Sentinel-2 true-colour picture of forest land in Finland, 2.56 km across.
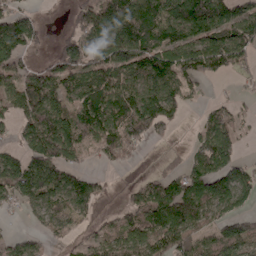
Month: April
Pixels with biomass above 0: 74%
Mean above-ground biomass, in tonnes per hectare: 87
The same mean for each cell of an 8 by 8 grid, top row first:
95 7 89 166 162 141 161 102
130 26 129 154 128 114 113 101
73 95 91 107 99 102 38 25
69 136 112 122 150 77 36 41
39 141 101 100 58 18 93 46
126 123 62 15 27 66 101 68
42 84 75 24 107 140 93 44
48 43 38 66 99 134 76 99
